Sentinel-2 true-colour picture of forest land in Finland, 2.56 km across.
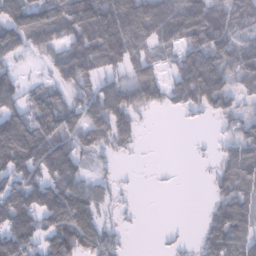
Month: January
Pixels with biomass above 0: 71%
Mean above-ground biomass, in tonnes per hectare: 87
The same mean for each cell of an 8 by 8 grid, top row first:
101 103 151 143 153 155 136 101
99 82 136 156 83 77 138 97
69 40 98 63 111 77 168 75
105 121 96 152 50 28 60 52
189 147 92 78 12 0 5 76
119 126 86 24 0 1 14 111
151 142 121 33 2 0 29 102
143 92 127 56 0 11 76 110
